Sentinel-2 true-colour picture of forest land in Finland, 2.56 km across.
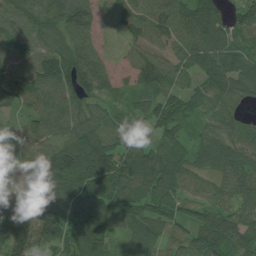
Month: July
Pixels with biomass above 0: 91%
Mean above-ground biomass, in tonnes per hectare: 90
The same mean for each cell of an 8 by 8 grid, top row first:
62 83 120 20 84 97 136 77
71 77 93 9 61 59 110 68
85 110 142 59 85 62 84 98
42 83 87 57 75 101 55 46
63 69 137 105 53 74 78 75
25 146 208 157 143 107 54 81
94 157 132 111 101 86 86 74
141 91 138 77 106 64 116 98
